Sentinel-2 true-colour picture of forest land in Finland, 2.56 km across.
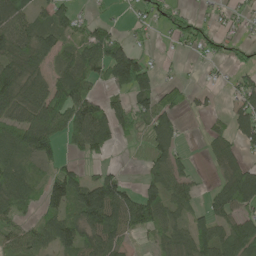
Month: May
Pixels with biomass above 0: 66%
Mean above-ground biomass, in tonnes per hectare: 62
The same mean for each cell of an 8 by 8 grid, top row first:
90 53 33 12 40 52 20 29
84 58 70 106 24 18 33 27
92 61 90 86 96 14 7 44
66 132 111 79 68 51 24 68
81 103 73 47 39 58 27 55
68 49 49 51 33 71 8 107
61 59 91 124 120 57 50 90
59 64 84 73 13 68 85 99
